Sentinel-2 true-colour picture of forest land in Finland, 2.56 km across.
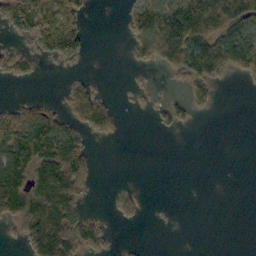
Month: October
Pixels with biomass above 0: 41%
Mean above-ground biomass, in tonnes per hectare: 47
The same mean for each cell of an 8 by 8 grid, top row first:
70 82 45 0 84 123 137 135
26 55 45 0 73 148 120 149
30 1 16 0 6 18 91 18
43 58 79 47 6 40 20 0
126 123 65 6 0 0 0 0
118 127 103 0 0 0 0 0
112 124 54 14 11 0 0 0
17 159 98 10 2 0 0 0
